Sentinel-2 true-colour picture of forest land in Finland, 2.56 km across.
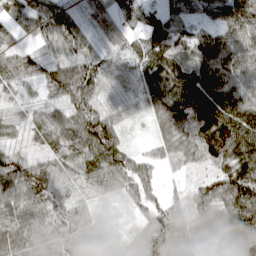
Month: April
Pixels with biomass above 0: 93%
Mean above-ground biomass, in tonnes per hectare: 69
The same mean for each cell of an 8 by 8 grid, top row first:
51 86 46 53 65 43 29 81
47 43 66 33 88 93 98 77
56 72 122 40 114 135 118 86
27 43 85 48 54 118 128 110
32 49 94 97 10 72 121 122
98 82 59 63 49 13 51 117
81 77 35 5 36 35 81 116
83 62 48 18 58 66 69 71
